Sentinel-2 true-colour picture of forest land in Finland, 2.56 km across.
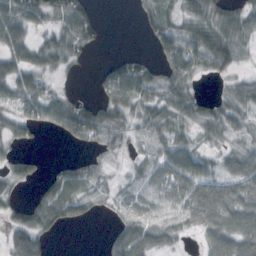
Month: October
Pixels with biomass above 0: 71%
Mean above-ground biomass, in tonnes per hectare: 40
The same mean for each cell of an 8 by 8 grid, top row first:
70 41 57 0 21 27 46 45
56 54 39 0 4 65 73 41
59 24 4 50 49 54 12 26
39 48 45 58 41 43 33 42
29 1 27 34 32 49 21 25
41 23 57 14 40 59 46 61
30 62 39 21 39 48 90 68
65 28 0 39 55 23 38 74
